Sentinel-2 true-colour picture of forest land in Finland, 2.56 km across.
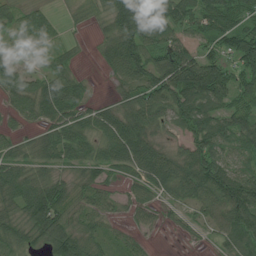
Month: July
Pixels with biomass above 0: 83%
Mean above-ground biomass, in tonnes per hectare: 60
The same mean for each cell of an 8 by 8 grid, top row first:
38 29 14 81 147 91 82 72
22 27 10 59 79 72 48 103
48 54 26 23 80 127 137 68
36 58 48 42 84 67 76 68
37 61 61 67 69 27 80 59
70 47 41 31 59 85 104 81
60 126 46 29 34 26 67 110
46 59 75 33 17 4 17 70
